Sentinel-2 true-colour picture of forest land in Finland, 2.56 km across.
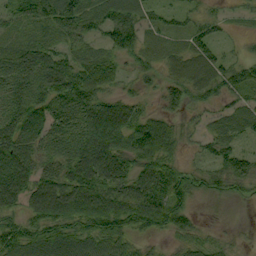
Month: September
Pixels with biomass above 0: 84%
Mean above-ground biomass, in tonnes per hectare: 47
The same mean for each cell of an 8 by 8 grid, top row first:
37 57 70 63 40 22 27 15
38 52 39 52 46 35 44 10
67 70 70 36 24 39 52 45
55 62 64 57 25 25 24 37
78 56 70 61 43 34 24 19
84 52 62 62 54 51 39 31
40 52 63 68 83 73 6 3
77 73 71 75 23 25 19 6
